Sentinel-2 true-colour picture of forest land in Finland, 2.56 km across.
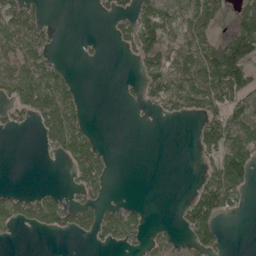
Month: May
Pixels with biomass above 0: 43%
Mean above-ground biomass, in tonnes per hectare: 49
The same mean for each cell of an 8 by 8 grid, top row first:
76 15 0 36 85 82 96 53
44 42 6 7 99 86 75 133
58 85 10 0 63 100 125 107
41 111 49 0 6 53 84 57
0 46 117 1 0 0 107 114
0 0 67 22 0 0 57 102
79 91 59 31 18 11 119 29
9 4 15 51 32 38 65 0
